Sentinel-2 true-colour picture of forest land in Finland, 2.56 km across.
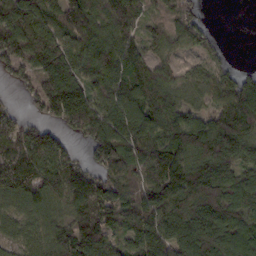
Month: February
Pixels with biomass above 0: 87%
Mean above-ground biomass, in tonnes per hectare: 104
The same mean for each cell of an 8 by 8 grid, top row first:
165 98 131 148 82 81 12 0
137 131 130 132 68 51 39 0
47 115 106 140 112 54 63 74
37 72 147 139 143 95 59 141
107 89 32 134 140 107 139 133
125 125 125 89 101 140 184 106
66 88 125 104 117 128 175 103
50 94 149 82 116 130 164 129
